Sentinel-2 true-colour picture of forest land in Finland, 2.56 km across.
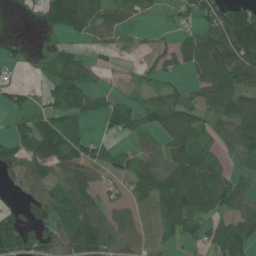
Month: June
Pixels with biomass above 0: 70%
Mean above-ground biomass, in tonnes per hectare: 56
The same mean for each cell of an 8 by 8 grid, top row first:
4 62 100 56 17 20 56 93
13 13 15 28 16 46 114 144
11 37 69 5 19 15 87 84
48 45 59 42 56 78 55 89
46 78 56 22 27 79 41 79
36 55 81 38 66 105 113 36
22 58 83 46 43 124 86 60
71 57 96 54 44 35 47 94
